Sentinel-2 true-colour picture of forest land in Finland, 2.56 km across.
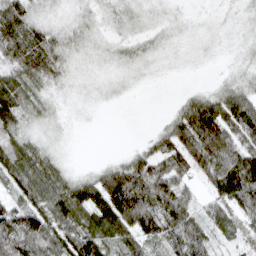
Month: March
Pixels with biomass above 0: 82%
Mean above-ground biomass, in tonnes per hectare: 38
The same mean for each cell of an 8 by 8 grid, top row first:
63 10 12 13 9 4 2 5
79 48 12 8 12 4 3 5
54 24 5 5 3 1 2 14
54 11 2 1 0 31 87 93
39 11 0 0 16 60 115 72
62 54 22 70 83 57 60 94
79 67 60 110 68 78 24 65
89 65 74 48 27 49 41 23
